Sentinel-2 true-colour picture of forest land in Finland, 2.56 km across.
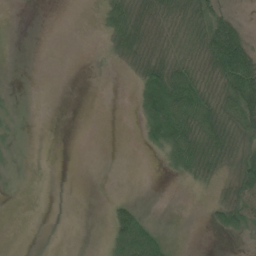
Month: July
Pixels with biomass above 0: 39%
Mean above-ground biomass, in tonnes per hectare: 19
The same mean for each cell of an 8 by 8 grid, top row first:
0 0 0 33 28 27 38 8
0 0 0 12 39 18 45 70
0 0 0 0 45 56 19 87
3 0 0 0 37 69 48 64
4 0 0 0 13 62 53 32
2 0 0 0 0 13 24 44
0 0 0 20 9 0 11 54
0 0 0 33 91 2 0 4
